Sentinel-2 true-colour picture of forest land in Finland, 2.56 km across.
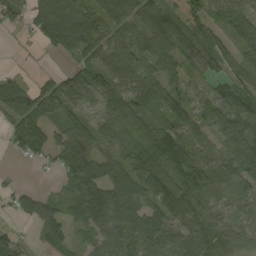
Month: September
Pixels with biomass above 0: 83%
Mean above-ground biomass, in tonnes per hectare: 67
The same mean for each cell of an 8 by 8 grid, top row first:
31 101 87 76 78 74 59 77
5 38 77 68 72 83 80 68
26 41 80 70 64 46 48 59
84 54 41 73 70 80 49 97
49 64 92 53 76 114 51 98
5 6 91 69 107 98 105 86
42 49 64 106 76 121 54 46
34 60 18 81 83 86 84 53
